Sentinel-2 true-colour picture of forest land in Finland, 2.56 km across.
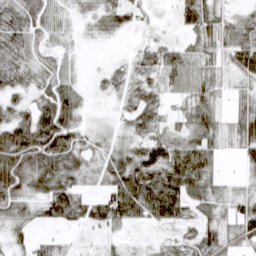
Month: March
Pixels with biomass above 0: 81%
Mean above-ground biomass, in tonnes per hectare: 41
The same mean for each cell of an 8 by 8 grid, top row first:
57 43 14 35 12 18 50 27
59 36 8 2 23 25 39 58
45 44 15 24 39 40 38 24
38 73 34 8 54 17 45 37
91 93 38 22 48 52 48 44
83 78 39 54 82 78 55 15
45 40 48 71 73 62 47 41
21 19 9 16 6 23 51 44
